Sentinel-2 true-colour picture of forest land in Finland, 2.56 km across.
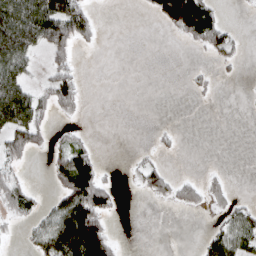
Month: April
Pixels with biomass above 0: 35%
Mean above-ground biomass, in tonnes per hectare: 34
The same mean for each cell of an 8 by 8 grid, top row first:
125 131 73 0 6 110 91 1
121 77 26 0 0 0 44 14
75 38 26 0 0 0 8 3
112 38 18 0 0 0 0 0
66 27 23 0 1 5 0 0
30 22 130 5 36 18 10 0
41 21 128 36 0 16 18 27
5 68 166 42 0 0 40 54
